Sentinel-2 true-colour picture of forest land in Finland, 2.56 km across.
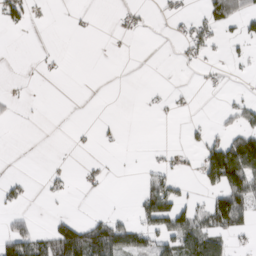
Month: March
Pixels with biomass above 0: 22%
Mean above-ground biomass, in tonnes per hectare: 22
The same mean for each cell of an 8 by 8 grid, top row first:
33 4 3 3 7 10 29 37
0 2 0 1 0 7 22 8
2 3 0 0 0 0 5 2
5 0 0 0 2 4 0 36
0 0 4 3 1 2 29 89
6 9 7 3 11 19 60 116
12 1 0 2 53 74 55 100
80 56 110 112 42 68 77 10
